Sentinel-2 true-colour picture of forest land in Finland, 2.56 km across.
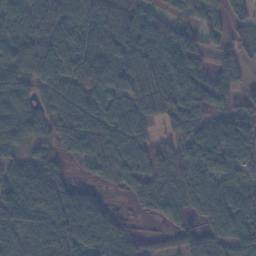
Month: November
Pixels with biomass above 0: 85%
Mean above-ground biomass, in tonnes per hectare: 64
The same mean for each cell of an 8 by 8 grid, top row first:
51 96 76 75 49 42 56 45
50 80 77 81 76 107 57 57
68 62 90 87 62 93 74 46
63 44 84 61 45 64 56 35
49 40 72 69 56 46 67 76
69 71 12 28 62 60 67 46
178 88 93 23 24 47 68 95
72 92 79 66 21 29 57 79
